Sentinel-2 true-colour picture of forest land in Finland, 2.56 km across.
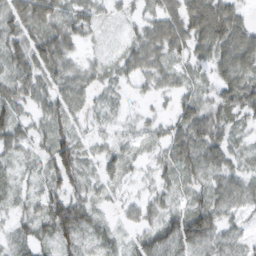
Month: February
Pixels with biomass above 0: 86%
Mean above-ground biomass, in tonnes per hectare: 37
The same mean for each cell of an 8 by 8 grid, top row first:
64 62 36 21 26 55 71 33
48 72 22 15 51 43 45 59
50 43 38 21 26 27 21 48
42 37 31 17 11 31 40 36
39 40 38 23 19 49 64 19
29 31 43 29 15 32 41 36
29 51 54 18 29 25 51 29
32 29 41 27 40 56 47 23
